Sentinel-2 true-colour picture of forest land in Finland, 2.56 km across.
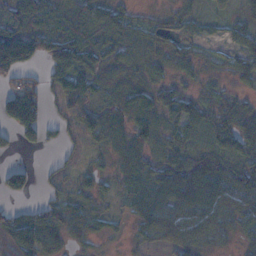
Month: November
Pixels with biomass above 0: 74%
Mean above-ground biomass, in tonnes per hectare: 45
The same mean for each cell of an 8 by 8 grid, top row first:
56 68 78 53 15 21 14 20
21 58 99 44 41 34 11 26
35 45 82 28 26 25 13 26
106 27 57 52 48 55 35 54
24 22 15 37 46 46 39 66
57 10 21 28 51 81 101 65
31 54 63 15 46 73 79 56
116 83 31 12 22 53 36 19
